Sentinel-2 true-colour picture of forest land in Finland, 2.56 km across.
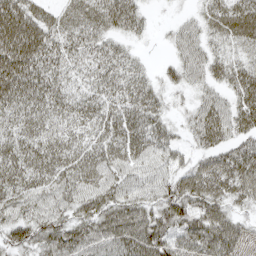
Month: April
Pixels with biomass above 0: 89%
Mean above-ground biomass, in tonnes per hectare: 50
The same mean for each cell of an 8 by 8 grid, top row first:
83 38 47 56 24 10 38 61
88 60 49 38 6 28 34 34
80 55 30 49 36 30 35 50
56 55 48 49 60 17 56 56
58 57 48 56 58 35 46 47
67 59 60 51 46 55 73 79
52 49 48 64 55 70 47 32
44 55 62 62 84 48 49 20
